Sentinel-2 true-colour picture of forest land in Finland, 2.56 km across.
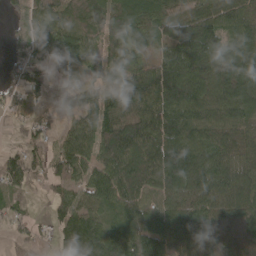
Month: April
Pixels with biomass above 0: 87%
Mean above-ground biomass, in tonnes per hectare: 87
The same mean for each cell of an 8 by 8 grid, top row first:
30 87 95 114 86 91 93 85
29 90 103 81 56 146 132 101
47 51 44 68 113 194 120 136
32 23 87 81 112 134 102 103
28 47 109 123 131 137 98 75
88 84 72 121 128 164 143 100
29 28 77 79 85 77 80 72
33 40 128 101 106 66 37 28
